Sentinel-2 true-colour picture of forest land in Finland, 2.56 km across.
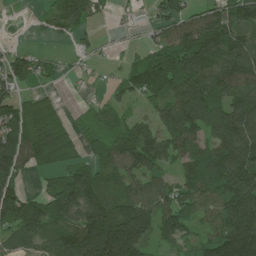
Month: June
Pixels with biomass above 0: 78%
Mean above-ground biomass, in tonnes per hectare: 103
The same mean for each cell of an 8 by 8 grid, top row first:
4 55 114 26 15 75 90 145
28 10 26 13 44 170 169 123
95 36 15 20 123 145 149 145
117 86 13 57 40 149 127 137
145 150 52 92 154 128 107 173
105 52 112 110 104 83 143 178
149 103 163 143 125 135 85 146
75 85 186 243 136 105 79 168
